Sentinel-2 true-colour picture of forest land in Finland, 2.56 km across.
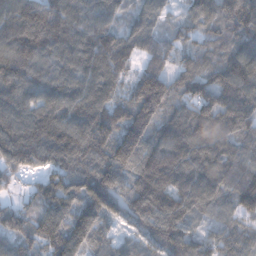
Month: December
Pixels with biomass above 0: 96%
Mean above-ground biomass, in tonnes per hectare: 135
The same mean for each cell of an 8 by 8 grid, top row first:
165 168 151 112 95 37 114 194
152 154 150 166 104 64 90 145
158 150 145 122 155 89 124 189
148 143 145 139 166 106 149 166
180 192 169 138 150 177 166 124
57 97 154 148 158 174 170 149
67 128 138 95 161 154 110 111
96 142 162 81 100 155 89 106
